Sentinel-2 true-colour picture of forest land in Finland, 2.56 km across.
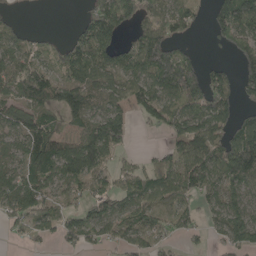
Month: May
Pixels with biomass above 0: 71%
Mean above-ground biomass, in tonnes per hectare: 83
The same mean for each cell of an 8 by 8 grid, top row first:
13 0 21 132 78 89 41 176
63 31 104 99 156 80 12 115
102 96 94 84 112 190 113 90
77 63 100 88 76 93 129 84
67 118 112 116 2 70 126 174
74 98 96 53 69 98 116 146
76 65 62 83 90 70 49 100
12 25 71 50 66 27 20 93
